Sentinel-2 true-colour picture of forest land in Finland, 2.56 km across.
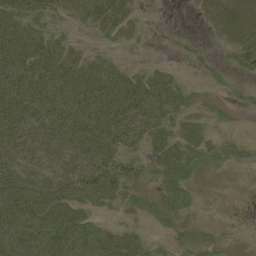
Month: June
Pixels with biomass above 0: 67%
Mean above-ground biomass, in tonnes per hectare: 40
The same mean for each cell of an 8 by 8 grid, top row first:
55 32 28 57 7 0 26 50
76 57 18 10 3 5 5 36
79 86 84 66 41 18 12 9
72 80 79 96 69 24 3 8
74 72 76 60 34 32 25 15
68 60 70 59 16 34 3 2
78 73 50 18 8 25 1 0
67 81 81 44 19 9 8 0
